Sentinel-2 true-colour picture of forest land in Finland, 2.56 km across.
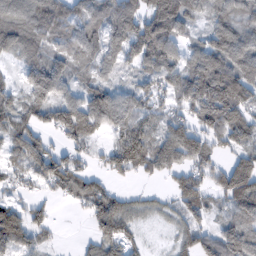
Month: February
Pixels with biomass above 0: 80%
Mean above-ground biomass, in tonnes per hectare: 77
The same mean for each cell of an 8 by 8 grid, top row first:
88 99 79 94 93 124 56 69
91 69 89 81 115 76 110 122
30 137 42 33 52 84 141 132
74 89 154 144 57 44 121 96
67 40 56 54 102 131 74 63
42 86 72 45 28 49 54 147
57 32 28 101 39 50 59 120
79 21 12 87 22 47 67 131
